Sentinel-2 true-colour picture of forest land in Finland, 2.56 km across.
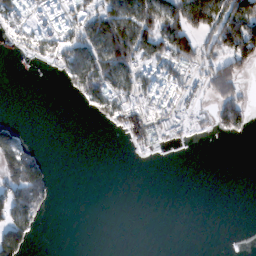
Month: February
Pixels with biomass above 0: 39%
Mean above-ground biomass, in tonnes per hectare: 45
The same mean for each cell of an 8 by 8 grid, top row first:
60 55 66 108 113 99 118 151
31 57 85 144 89 108 62 143
1 1 88 93 79 66 63 44
0 0 4 68 93 61 27 88
86 1 0 0 68 18 1 2
119 46 0 0 0 0 0 0
115 22 0 0 0 0 0 0
115 0 0 0 0 0 0 0
